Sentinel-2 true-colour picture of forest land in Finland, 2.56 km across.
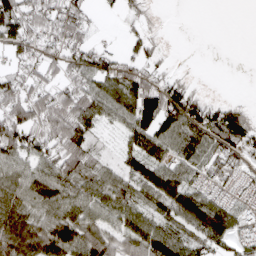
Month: April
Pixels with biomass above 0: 74%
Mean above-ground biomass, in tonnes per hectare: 62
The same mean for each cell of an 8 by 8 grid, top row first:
76 64 57 5 19 0 0 0
45 42 67 17 29 1 0 0
53 42 66 79 66 33 1 0
76 82 98 69 116 109 70 47
89 61 81 8 86 92 84 76
76 87 76 54 79 77 54 41
97 79 83 70 58 95 109 46
129 136 106 74 108 82 73 41
